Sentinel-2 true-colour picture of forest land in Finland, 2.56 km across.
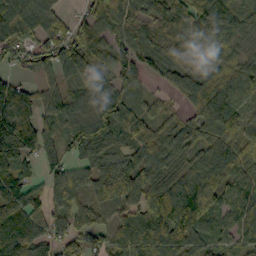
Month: October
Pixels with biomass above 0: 89%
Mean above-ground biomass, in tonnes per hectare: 91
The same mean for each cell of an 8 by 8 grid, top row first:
123 97 44 107 72 74 157 91
97 106 127 74 74 60 57 58
41 40 89 81 33 87 80 103
188 59 77 113 53 31 120 86
169 73 101 66 96 81 81 91
104 76 61 118 138 95 99 95
137 81 60 86 119 163 109 99
147 96 81 87 103 115 68 62
